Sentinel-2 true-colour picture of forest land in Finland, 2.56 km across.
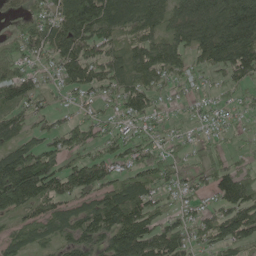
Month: May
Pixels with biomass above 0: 81%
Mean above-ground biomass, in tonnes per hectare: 84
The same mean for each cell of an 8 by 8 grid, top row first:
40 78 151 127 131 95 146 189
70 88 112 80 105 104 134 157
105 39 93 82 87 50 33 60
74 50 32 40 87 21 36 30
74 63 82 62 66 37 39 24
195 148 116 68 88 52 65 81
85 72 65 138 101 42 44 111
71 49 102 106 150 113 63 90
